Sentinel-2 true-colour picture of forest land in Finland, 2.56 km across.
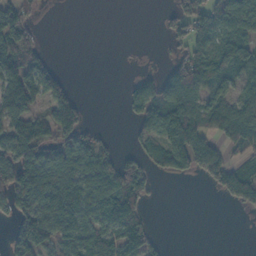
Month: November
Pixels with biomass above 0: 55%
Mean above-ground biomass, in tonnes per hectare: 49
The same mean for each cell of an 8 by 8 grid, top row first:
46 1 0 0 0 49 65 84
95 9 0 0 0 32 58 82
103 71 0 0 37 80 84 53
69 44 49 0 68 107 63 70
79 55 61 15 35 116 59 55
87 101 78 83 52 34 42 71
54 82 79 80 29 0 0 25
45 61 72 68 66 0 0 0
